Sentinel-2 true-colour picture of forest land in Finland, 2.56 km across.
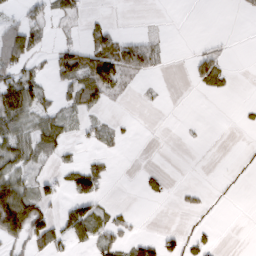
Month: March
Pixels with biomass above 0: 33%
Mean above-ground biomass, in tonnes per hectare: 23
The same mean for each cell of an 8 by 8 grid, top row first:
14 26 21 3 0 0 0 4
73 17 36 50 51 0 10 0
60 15 54 72 9 0 44 0
85 32 29 3 0 0 0 5
59 45 11 13 0 0 1 0
41 20 66 13 14 0 0 2
153 30 46 17 0 3 4 0
43 63 28 32 31 22 17 0
